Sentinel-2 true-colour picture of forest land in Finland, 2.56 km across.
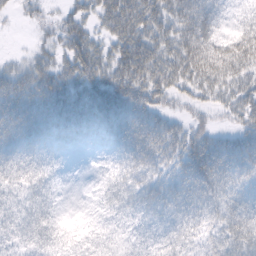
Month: February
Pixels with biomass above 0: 87%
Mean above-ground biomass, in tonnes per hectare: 43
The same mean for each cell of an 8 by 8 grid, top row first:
10 15 34 60 69 59 63 18
2 23 60 42 72 60 85 82
46 52 54 56 69 54 61 54
59 61 62 61 57 21 24 42
53 41 20 32 61 43 57 50
37 29 0 29 40 38 65 49
25 33 2 29 44 44 42 50
25 34 17 19 22 31 24 56
